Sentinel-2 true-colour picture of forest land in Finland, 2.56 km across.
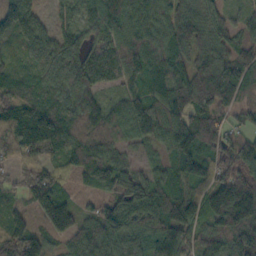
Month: October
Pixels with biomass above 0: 93%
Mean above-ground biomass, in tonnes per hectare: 87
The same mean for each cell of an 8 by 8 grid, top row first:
56 32 45 91 74 111 89 41
45 91 84 69 90 96 97 67
68 81 117 50 95 90 129 76
110 111 125 61 109 122 94 45
105 95 93 64 47 106 83 91
50 87 55 109 65 77 89 90
47 134 48 85 107 115 126 188
125 70 74 93 95 104 93 125
